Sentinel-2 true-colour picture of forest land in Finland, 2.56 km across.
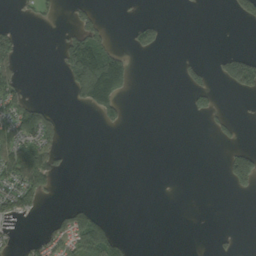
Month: September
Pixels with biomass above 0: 21%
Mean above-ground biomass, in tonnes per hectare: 29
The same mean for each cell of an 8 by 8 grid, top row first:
5 11 33 1 7 0 0 33
46 0 129 50 36 0 0 7
48 0 151 219 0 7 28 100
76 28 10 60 0 0 33 1
83 50 0 0 0 0 3 22
87 50 0 0 0 0 0 115
50 5 38 0 0 0 0 0
8 55 98 73 0 0 1 5
